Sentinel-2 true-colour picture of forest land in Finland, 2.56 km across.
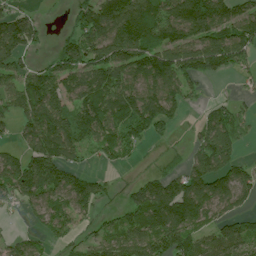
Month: July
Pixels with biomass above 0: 74%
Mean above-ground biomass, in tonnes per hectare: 87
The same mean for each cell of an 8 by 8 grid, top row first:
95 7 89 166 162 141 161 102
130 26 129 154 128 114 113 101
73 95 91 107 99 102 38 25
69 136 112 122 150 77 36 41
39 141 101 100 58 18 93 46
126 123 62 15 27 66 101 68
42 84 75 24 107 140 93 44
48 43 38 66 99 134 76 99
